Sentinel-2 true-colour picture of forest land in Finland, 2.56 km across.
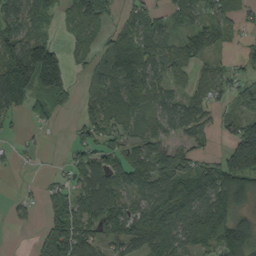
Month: September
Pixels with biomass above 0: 71%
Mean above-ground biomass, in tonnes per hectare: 79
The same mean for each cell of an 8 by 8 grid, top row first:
121 59 123 47 75 61 69 44
144 113 48 82 93 80 71 36
158 138 29 105 112 49 69 52
57 49 48 103 64 85 43 48
15 7 62 69 74 48 25 130
4 12 71 105 92 99 107 176
27 51 100 96 79 109 139 82
0 116 130 56 95 98 115 173
